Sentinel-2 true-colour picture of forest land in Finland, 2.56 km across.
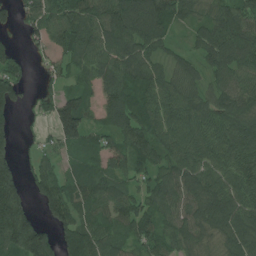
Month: July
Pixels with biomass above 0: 87%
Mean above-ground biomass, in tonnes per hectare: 93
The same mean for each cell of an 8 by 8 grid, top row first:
50 98 118 140 149 91 71 122
39 51 108 105 86 38 95 131
110 35 56 100 101 81 62 85
56 47 140 89 104 116 104 101
40 22 94 78 108 102 117 118
95 88 74 82 71 117 105 114
145 85 84 85 79 94 112 112
155 128 130 89 79 92 76 105
